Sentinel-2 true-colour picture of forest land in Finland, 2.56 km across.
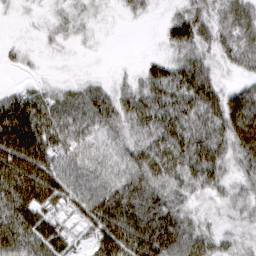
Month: March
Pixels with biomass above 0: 83%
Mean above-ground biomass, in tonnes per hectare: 49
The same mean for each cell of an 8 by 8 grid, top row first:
4 12 18 4 14 29 39 46
11 7 5 1 0 40 34 52
4 6 12 15 39 73 52 20
94 61 54 56 67 74 71 71
132 75 56 41 57 79 77 62
123 99 57 55 66 59 61 30
86 62 58 90 76 48 10 20
64 73 25 93 90 80 45 21
